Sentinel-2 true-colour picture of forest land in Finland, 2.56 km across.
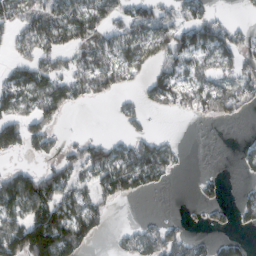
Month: February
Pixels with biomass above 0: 55%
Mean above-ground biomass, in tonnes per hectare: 59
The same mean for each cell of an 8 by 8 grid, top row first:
73 89 79 60 78 64 57 6
39 67 55 53 74 100 75 64
79 92 65 66 42 71 64 81
76 74 7 10 36 35 75 38
83 60 41 43 75 26 0 11
97 79 56 100 94 19 15 13
97 117 68 23 0 1 32 47
147 197 92 15 77 64 24 27
